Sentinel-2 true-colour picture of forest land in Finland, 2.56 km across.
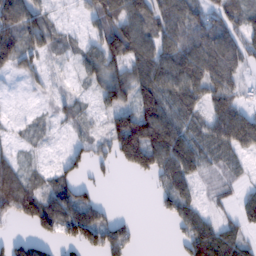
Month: February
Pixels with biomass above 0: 69%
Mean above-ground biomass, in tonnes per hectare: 62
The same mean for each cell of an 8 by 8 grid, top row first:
106 39 28 105 88 90 67 58
103 31 41 127 94 104 116 76
11 20 30 84 86 105 98 49
10 20 37 72 106 93 64 71
24 17 29 82 140 87 83 80
73 35 40 12 23 85 25 30
113 104 98 13 0 70 26 47
43 43 77 91 4 18 99 54
